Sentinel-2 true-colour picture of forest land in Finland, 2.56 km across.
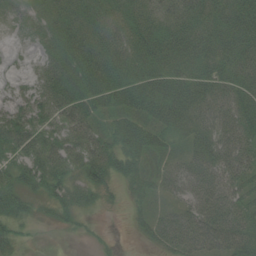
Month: August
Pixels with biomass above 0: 86%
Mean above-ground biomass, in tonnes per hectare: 49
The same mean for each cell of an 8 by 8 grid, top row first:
16 40 59 54 60 57 65 73
3 31 73 66 71 71 63 65
7 46 69 68 75 66 64 63
46 49 53 44 67 85 64 63
62 52 54 46 62 34 65 57
43 64 39 44 39 54 65 51
46 18 33 6 15 34 66 58
30 0 5 5 15 61 62 79
